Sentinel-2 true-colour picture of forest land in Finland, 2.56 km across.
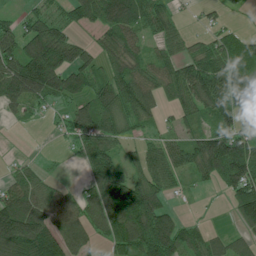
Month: July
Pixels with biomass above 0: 74%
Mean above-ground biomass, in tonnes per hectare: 90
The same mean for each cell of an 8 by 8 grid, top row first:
32 49 90 140 111 26 16 8
101 177 72 86 50 43 60 87
182 184 97 104 97 105 115 124
34 19 80 119 95 58 99 96
1 0 68 83 40 60 126 127
38 26 14 148 80 57 78 139
170 110 98 165 179 30 1 122
243 192 86 101 157 140 65 47
